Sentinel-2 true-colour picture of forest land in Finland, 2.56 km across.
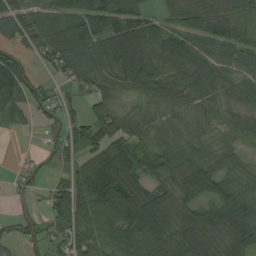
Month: August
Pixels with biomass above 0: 83%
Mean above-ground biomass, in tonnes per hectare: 64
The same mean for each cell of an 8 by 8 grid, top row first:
95 48 83 81 50 37 62 50
66 79 98 103 93 78 82 61
128 27 69 63 80 53 61 58
40 41 27 71 35 32 36 27
1 16 44 97 45 56 44 40
22 23 78 142 55 69 88 47
18 49 75 100 114 78 66 93
32 57 77 79 89 97 91 80
